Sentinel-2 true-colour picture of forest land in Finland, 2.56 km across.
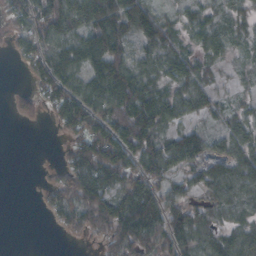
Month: October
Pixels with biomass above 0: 76%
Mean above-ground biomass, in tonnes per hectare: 59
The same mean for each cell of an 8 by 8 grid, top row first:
53 94 82 116 99 29 39 42
26 66 87 117 62 46 51 33
1 94 72 123 67 58 34 21
15 32 107 86 121 70 46 29
0 0 68 119 101 75 59 52
0 8 79 77 91 45 61 65
0 28 88 102 114 60 46 39
0 0 16 69 80 77 49 58
